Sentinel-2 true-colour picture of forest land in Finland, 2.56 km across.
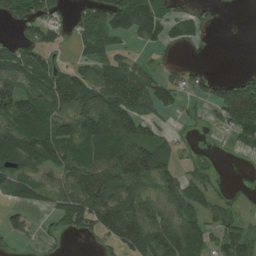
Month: July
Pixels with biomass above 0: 64%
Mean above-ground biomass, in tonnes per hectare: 62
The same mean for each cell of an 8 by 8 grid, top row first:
63 53 42 85 106 48 28 2
54 51 29 48 20 16 6 0
74 89 84 104 75 38 40 41
86 82 88 144 62 24 17 118
103 113 111 133 143 50 3 42
65 43 86 104 130 60 30 0
42 29 87 104 67 77 49 19
31 21 10 47 88 125 57 75
